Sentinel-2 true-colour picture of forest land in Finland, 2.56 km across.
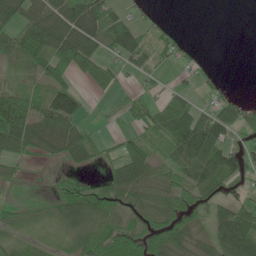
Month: June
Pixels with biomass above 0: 68%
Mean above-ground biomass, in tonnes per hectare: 49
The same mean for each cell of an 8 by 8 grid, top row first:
60 66 92 66 15 1 0 0
72 88 97 52 62 33 1 0
24 71 44 41 18 13 21 0
96 95 56 11 47 75 44 66
68 47 79 16 59 87 83 32
21 8 17 51 76 63 66 44
26 26 84 51 61 72 49 59
21 22 57 78 73 81 45 71
